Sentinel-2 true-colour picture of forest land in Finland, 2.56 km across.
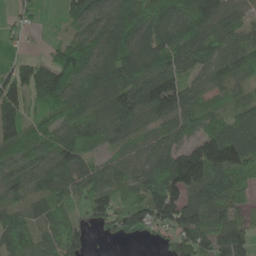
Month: May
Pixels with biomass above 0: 86%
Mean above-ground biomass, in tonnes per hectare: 87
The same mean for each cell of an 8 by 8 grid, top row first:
35 5 73 99 111 92 102 42
12 35 110 114 101 108 104 97
122 117 101 122 115 106 68 60
123 65 84 87 97 114 52 54
96 70 85 43 60 87 121 134
85 111 95 60 96 169 147 85
64 70 46 102 134 157 123 78
90 67 49 29 17 68 78 93
